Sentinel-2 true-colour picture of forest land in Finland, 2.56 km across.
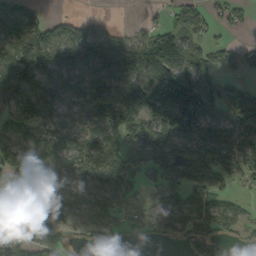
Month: September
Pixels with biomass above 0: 75%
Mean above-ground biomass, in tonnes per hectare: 86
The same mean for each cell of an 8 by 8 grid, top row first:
98 30 21 1 15 61 71 27
133 116 123 113 118 146 60 38
137 101 91 115 124 164 80 31
83 99 77 146 138 215 113 105
99 101 83 104 96 106 124 97
86 99 83 116 56 106 93 65
91 85 71 88 37 116 103 37
92 59 15 22 14 34 102 23
